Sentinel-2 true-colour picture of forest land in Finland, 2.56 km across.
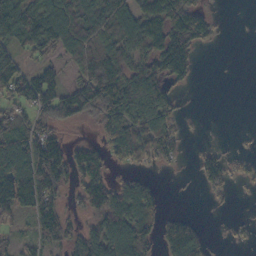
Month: October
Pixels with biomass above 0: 61%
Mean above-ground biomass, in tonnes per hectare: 71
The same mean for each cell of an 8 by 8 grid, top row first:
131 132 91 113 121 118 43 0
68 87 116 76 79 148 16 0
92 86 67 124 137 62 0 0
65 91 79 104 133 52 0 0
102 122 36 85 120 55 8 4
182 153 78 45 28 4 68 28
68 85 37 118 104 3 5 1
33 64 90 125 85 142 34 12
